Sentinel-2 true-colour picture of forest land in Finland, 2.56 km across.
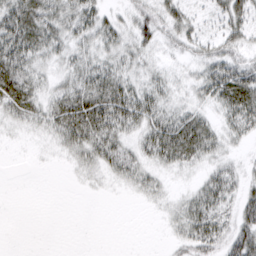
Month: March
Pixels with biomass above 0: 68%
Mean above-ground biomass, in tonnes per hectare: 25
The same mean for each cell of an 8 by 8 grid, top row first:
58 43 41 13 26 30 11 31
63 35 22 24 23 17 20 25
44 15 34 41 19 11 40 52
28 30 50 61 46 24 17 54
2 8 38 39 28 65 39 12
0 0 8 17 24 8 21 20
0 0 0 0 3 16 46 35
0 0 0 0 0 17 47 46
